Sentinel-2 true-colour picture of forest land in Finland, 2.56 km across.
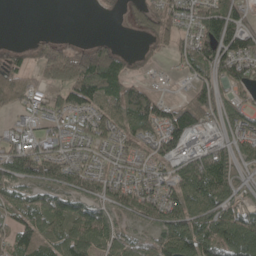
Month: May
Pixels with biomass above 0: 75%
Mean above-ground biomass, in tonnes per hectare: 69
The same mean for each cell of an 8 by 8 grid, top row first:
0 0 0 10 56 52 94 57
19 44 37 45 11 40 99 104
75 75 160 142 25 7 72 80
37 37 61 65 122 84 78 65
68 51 39 52 51 91 60 80
89 83 68 49 50 83 144 51
62 86 69 67 86 84 99 61
79 87 92 74 44 148 135 202
